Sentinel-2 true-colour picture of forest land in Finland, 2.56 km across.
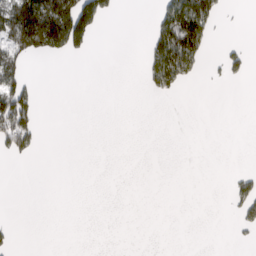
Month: March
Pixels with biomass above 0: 16%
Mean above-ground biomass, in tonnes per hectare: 24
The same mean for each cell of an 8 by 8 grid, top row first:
128 207 178 20 0 102 77 1
78 99 44 0 17 118 29 12
59 0 0 0 21 67 5 11
116 0 0 0 0 0 0 0
67 0 0 0 0 0 0 0
0 0 0 0 0 0 0 18
0 0 0 0 0 0 0 28
9 0 0 0 0 0 0 4
